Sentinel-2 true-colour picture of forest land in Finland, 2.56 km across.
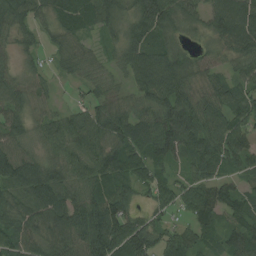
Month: August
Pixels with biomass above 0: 90%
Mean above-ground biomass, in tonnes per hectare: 69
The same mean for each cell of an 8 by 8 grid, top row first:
76 50 81 76 114 80 68 102
39 32 47 31 84 55 31 79
50 27 33 22 88 101 48 52
59 36 46 65 66 108 83 77
63 53 82 80 89 95 90 66
100 90 79 89 55 36 70 44
68 98 107 108 32 39 91 62
73 69 96 120 90 60 44 78
